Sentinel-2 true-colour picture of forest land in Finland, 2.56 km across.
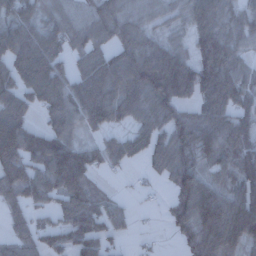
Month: December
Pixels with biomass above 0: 81%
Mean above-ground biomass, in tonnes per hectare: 101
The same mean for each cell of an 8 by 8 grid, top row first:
113 73 60 128 63 47 117 66
179 146 71 82 120 91 146 64
118 174 97 117 149 219 158 96
111 86 112 122 110 111 110 87
168 120 68 62 87 135 140 106
127 121 128 19 21 111 69 94
57 58 117 54 7 86 169 154
61 74 120 57 10 32 156 134
